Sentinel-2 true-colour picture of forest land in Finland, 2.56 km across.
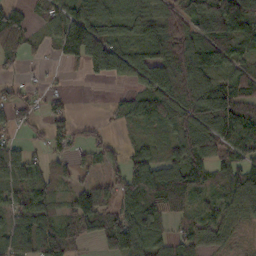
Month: October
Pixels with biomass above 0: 77%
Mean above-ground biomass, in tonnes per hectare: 65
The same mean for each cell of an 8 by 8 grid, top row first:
65 53 94 83 77 72 111 150
65 26 142 107 84 123 111 59
21 8 11 52 67 141 83 76
39 35 2 10 64 99 105 74
32 42 41 30 40 74 83 74
62 35 27 43 97 111 52 66
59 50 77 66 78 51 42 55
81 75 40 98 81 48 41 10
